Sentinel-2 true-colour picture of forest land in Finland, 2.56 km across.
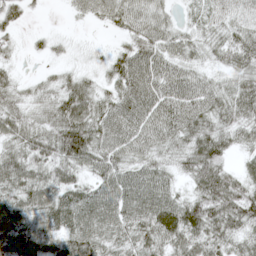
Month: May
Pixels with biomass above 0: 90%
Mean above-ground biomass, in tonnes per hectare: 54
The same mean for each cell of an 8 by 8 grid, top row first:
33 3 20 46 56 18 38 56
14 17 6 18 61 48 33 65
23 21 35 41 76 65 32 42
47 40 82 59 65 73 64 56
52 68 97 66 54 43 74 35
72 57 39 65 54 32 83 42
75 74 76 67 74 72 85 87
88 69 82 58 60 61 67 52
